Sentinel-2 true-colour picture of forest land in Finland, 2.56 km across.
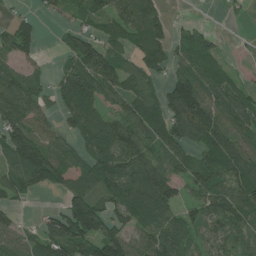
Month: July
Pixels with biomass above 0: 75%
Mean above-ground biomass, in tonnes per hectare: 72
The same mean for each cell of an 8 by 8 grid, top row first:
25 16 42 72 83 8 1 8
97 4 93 57 79 55 65 9
59 29 106 94 56 78 78 24
94 39 88 57 88 115 97 94
142 87 46 112 88 83 91 87
84 102 74 109 123 59 67 88
26 16 150 77 102 63 82 84
60 108 129 115 68 71 55 63
